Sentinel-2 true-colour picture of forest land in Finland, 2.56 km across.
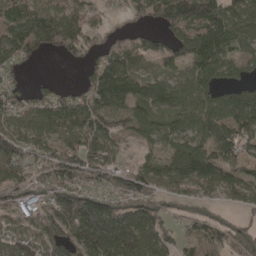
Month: April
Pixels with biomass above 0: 79%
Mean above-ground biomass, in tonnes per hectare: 105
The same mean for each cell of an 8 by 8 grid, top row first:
86 117 102 23 69 133 171 116
115 74 104 93 94 114 156 68
35 14 28 202 102 81 112 60
96 109 122 101 79 95 129 164
127 97 117 74 56 87 117 110
98 112 137 95 105 125 161 86
100 81 200 153 162 45 44 54
46 79 160 270 181 77 113 108
